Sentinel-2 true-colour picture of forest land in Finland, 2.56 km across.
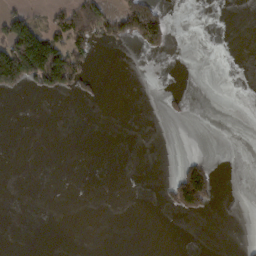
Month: February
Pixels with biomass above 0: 13%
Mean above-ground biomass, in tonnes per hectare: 23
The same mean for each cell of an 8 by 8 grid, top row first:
48 28 117 57 138 0 0 0
181 178 79 13 56 4 0 0
130 104 56 0 0 0 0 0
0 0 0 0 0 11 0 0
0 0 0 0 0 0 0 0
0 0 0 0 0 64 94 0
0 0 0 0 0 66 48 0
0 0 0 0 0 0 0 3
